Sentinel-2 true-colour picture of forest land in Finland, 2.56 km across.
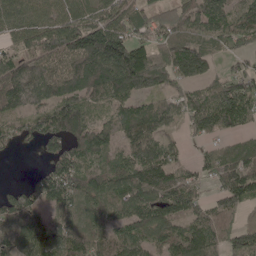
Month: May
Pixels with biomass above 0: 85%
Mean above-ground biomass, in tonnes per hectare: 104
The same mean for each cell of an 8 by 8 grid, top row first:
90 85 94 92 69 110 137 95
52 115 169 221 103 208 151 66
169 130 168 187 185 104 83 104
83 117 112 82 117 74 125 134
40 74 102 82 131 38 37 61
0 86 114 109 164 98 55 137
100 83 77 83 123 106 65 68
76 120 110 103 82 111 110 100
